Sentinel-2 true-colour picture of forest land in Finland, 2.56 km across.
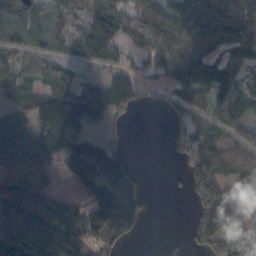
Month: October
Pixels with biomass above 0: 76%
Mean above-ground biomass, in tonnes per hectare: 111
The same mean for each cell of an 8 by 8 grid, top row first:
114 84 97 167 147 167 194 174
93 54 97 123 122 196 157 123
76 71 62 80 54 152 170 107
57 154 145 82 10 64 112 66
120 133 128 64 0 54 178 121
156 108 107 170 26 5 177 138
163 171 91 160 77 0 154 142
158 191 107 87 7 0 150 171
